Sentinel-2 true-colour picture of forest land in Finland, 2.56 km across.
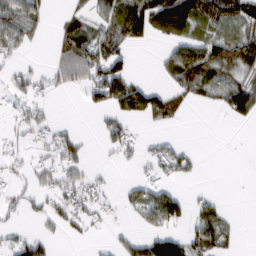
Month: February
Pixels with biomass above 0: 45%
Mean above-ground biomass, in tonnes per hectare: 37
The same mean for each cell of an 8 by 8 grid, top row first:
70 20 37 63 99 101 64 74
44 9 98 61 16 44 58 68
31 24 47 107 14 48 50 41
19 13 5 50 84 48 5 76
19 25 33 31 16 22 0 0
16 33 29 3 15 29 0 0
23 29 39 11 62 68 40 1
30 23 10 12 55 53 63 14
